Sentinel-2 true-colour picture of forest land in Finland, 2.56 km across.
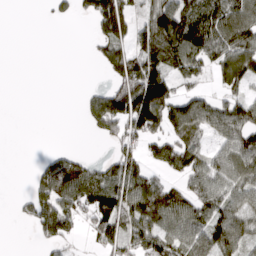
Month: March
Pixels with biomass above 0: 58%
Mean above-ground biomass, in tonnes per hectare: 68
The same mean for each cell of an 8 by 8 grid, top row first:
0 10 30 160 49 146 117 99
0 0 0 83 104 125 104 106
0 0 0 49 175 67 26 83
0 0 18 170 207 127 74 77
0 1 0 34 67 97 39 97
0 73 109 91 80 40 93 79
13 95 92 137 113 99 95 74
0 42 19 85 101 87 105 89
